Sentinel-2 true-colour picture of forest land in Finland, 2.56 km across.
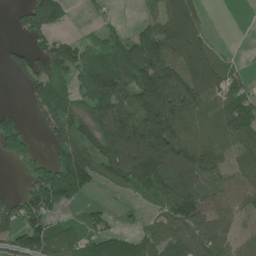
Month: June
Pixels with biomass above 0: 70%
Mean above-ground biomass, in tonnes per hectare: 92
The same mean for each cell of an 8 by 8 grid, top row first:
35 121 4 16 23 147 20 0
27 86 60 68 121 151 67 2
21 132 62 112 151 146 140 51
37 89 88 141 188 186 80 104
96 51 111 156 188 179 113 54
2 125 172 138 203 199 108 49
67 93 34 16 31 137 119 69
75 117 84 82 71 124 122 58
